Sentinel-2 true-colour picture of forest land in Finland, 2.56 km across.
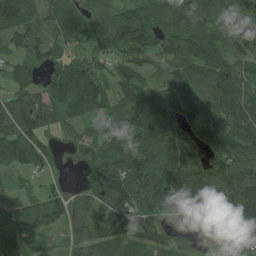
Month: July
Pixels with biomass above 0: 88%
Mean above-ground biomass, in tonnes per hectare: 98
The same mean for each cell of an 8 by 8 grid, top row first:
104 60 70 70 94 136 99 75
58 73 55 86 120 93 113 55
69 78 125 81 67 72 109 113
104 102 88 73 108 93 88 137
111 44 72 84 125 161 91 126
41 39 29 145 169 186 147 180
79 112 65 107 154 129 154 199
111 28 66 96 87 60 59 122
